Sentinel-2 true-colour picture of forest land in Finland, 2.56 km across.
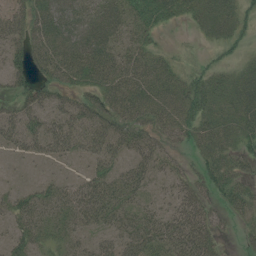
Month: July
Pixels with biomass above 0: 77%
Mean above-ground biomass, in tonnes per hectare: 38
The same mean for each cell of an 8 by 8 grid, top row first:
39 70 68 53 40 26 39 30
37 68 81 50 31 9 11 15
29 38 42 51 48 43 37 40
37 36 51 59 58 59 39 48
27 38 37 49 41 32 42 34
2 8 15 40 33 27 37 41
36 34 46 49 26 34 38 34
30 27 21 27 50 51 46 11
